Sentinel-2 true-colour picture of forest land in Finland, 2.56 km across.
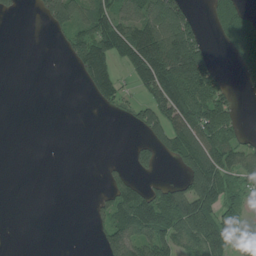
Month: July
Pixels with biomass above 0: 45%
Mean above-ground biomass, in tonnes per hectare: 65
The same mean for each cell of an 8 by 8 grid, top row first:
15 66 72 118 101 115 30 114
0 1 91 128 177 179 39 104
0 0 29 133 115 196 111 26
0 0 0 21 76 140 142 21
0 0 0 0 48 115 137 77
0 0 0 27 27 24 193 74
0 0 0 84 140 148 131 43
0 0 0 95 98 106 147 56
